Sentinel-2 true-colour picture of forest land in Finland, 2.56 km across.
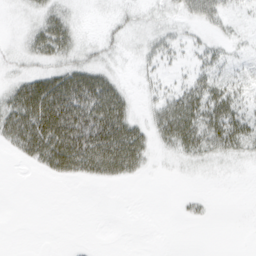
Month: March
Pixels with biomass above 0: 45%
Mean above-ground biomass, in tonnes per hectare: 19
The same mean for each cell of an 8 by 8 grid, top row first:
1 21 3 5 6 10 32 7
4 34 12 6 8 12 15 5
16 44 56 24 6 7 28 12
48 83 68 65 7 45 47 28
30 72 71 74 31 28 33 28
0 13 26 27 7 1 2 1
0 0 0 0 0 2 5 0
0 0 1 0 0 0 0 0
